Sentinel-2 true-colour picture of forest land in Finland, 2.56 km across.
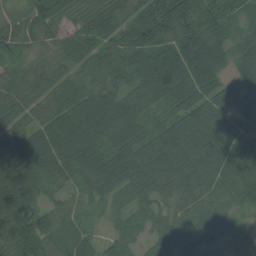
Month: August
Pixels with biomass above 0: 97%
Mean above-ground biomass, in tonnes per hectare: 71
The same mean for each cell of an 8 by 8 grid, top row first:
40 93 55 70 80 109 86 49
56 46 69 60 95 102 109 73
53 57 59 65 74 109 96 74
59 63 93 81 52 58 82 74
66 79 93 76 70 87 76 64
119 73 58 79 86 82 75 69
94 57 47 35 49 52 70 43
86 93 81 38 34 75 76 51
